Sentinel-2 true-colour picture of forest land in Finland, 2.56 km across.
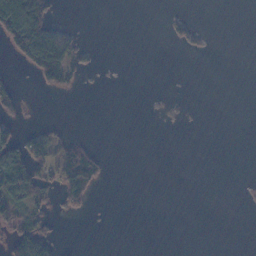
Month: November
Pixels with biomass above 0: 17%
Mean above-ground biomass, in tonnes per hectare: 15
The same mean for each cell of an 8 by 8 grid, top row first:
121 51 0 0 0 8 0 0
50 83 18 0 0 6 7 0
9 38 10 0 0 0 0 0
20 0 0 0 0 0 0 0
52 49 31 0 0 0 0 0
74 34 122 4 0 0 0 0
43 20 26 0 0 0 0 0
46 35 0 0 0 0 0 0
